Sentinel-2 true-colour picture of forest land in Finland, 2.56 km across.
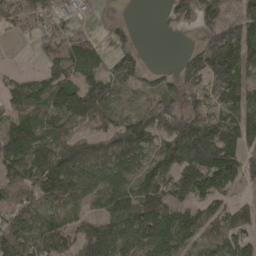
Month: April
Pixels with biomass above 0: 82%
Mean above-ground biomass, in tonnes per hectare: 100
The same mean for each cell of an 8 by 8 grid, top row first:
61 67 31 18 0 66 124 79
3 75 104 60 18 5 165 167
62 109 96 102 63 77 125 112
93 125 161 79 76 65 77 110
194 126 100 107 115 138 228 114
112 146 131 59 82 145 178 104
98 89 48 95 171 123 90 62
148 130 99 143 122 115 93 107
